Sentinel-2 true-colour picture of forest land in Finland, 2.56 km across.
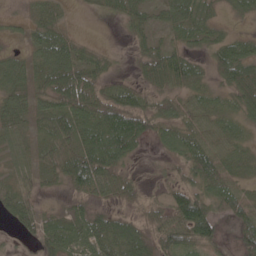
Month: May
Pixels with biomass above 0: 82%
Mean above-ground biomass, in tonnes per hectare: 49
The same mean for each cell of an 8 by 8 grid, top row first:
26 31 3 17 38 53 37 22
27 67 28 9 32 37 38 49
69 62 89 24 38 70 35 87
60 62 84 87 73 50 47 55
36 44 68 89 26 52 46 39
31 38 97 77 14 28 79 34
55 30 31 31 35 69 61 61
14 75 65 73 64 69 60 50
